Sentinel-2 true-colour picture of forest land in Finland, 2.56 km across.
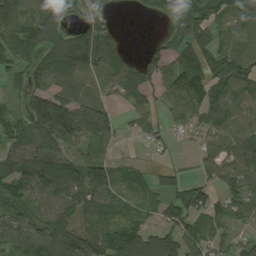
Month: August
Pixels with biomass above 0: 79%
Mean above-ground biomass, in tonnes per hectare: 92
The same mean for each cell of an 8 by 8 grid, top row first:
141 128 57 33 18 93 131 96
130 98 122 116 26 87 97 92
37 82 86 105 119 112 129 105
58 228 143 64 67 60 113 89
86 132 77 43 26 15 53 83
131 139 136 108 47 41 55 81
101 97 110 86 69 104 99 65
114 134 123 131 117 116 80 50
